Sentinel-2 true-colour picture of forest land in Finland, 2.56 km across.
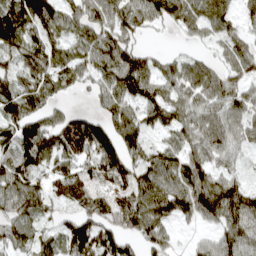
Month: April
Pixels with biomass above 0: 84%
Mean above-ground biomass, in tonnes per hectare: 81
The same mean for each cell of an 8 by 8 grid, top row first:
125 103 71 90 75 89 86 45
82 87 68 113 38 11 22 63
73 75 50 101 134 97 92 73
95 66 37 86 76 88 82 82
111 119 125 123 80 66 91 58
106 58 58 93 98 113 89 35
76 48 62 73 123 107 110 107
70 51 133 99 80 27 37 95
